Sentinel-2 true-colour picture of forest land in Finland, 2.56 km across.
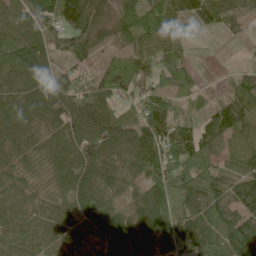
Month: June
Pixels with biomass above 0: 89%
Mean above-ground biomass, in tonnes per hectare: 73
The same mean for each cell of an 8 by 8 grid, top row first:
61 99 156 73 114 103 94 64
105 72 73 35 66 59 1 3
94 74 40 65 52 62 4 46
102 83 101 49 73 62 38 80
89 80 85 109 122 86 64 47
64 56 92 103 94 100 55 54
58 51 74 72 84 87 81 74
70 71 50 89 75 87 70 94
